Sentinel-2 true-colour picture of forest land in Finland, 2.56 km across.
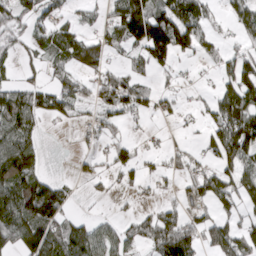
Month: March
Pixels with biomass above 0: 58%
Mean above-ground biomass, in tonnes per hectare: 60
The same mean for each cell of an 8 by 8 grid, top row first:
58 52 25 54 150 111 45 58
32 46 72 44 116 120 39 39
30 31 43 71 42 26 7 95
117 54 28 70 40 32 45 130
100 5 20 41 17 22 52 142
80 27 9 30 38 43 77 92
100 113 5 7 15 52 44 58
91 124 112 70 59 142 69 93
